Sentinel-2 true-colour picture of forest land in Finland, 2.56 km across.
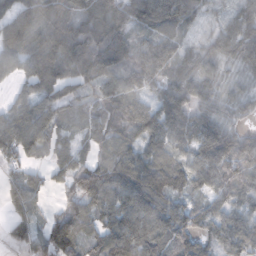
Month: November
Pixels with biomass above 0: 89%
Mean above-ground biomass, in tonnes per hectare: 72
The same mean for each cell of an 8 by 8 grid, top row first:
89 80 83 123 118 104 23 73
88 100 122 119 56 71 43 82
42 96 84 74 74 60 58 24
63 57 33 66 72 102 53 28
80 64 41 63 63 78 118 83
32 29 63 104 109 95 88 102
41 21 62 88 102 71 52 56
33 78 64 100 100 74 50 72
